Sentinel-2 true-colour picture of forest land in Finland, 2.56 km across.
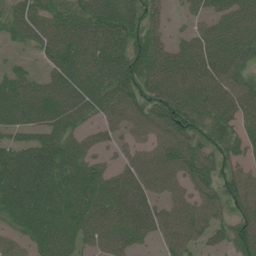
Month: July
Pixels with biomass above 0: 85%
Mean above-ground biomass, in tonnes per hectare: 71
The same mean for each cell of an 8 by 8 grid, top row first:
60 63 75 90 63 11 54 89
17 66 89 96 75 59 97 93
59 60 88 98 78 94 89 66
75 89 74 62 68 105 78 78
53 78 54 35 48 85 63 57
103 94 87 61 83 67 69 57
82 85 77 97 84 62 63 53
39 72 53 76 46 68 42 67
